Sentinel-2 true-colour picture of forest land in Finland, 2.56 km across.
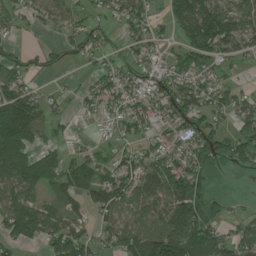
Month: July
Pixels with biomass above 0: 69%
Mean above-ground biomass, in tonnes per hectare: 59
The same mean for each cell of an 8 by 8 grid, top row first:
35 42 30 27 61 80 132 76
22 28 41 20 45 31 101 62
60 10 8 51 54 67 44 17
132 37 18 38 55 87 65 56
98 31 8 25 37 43 86 76
123 89 77 62 101 93 52 8
66 45 40 70 71 121 75 10
49 51 74 41 105 136 110 61
